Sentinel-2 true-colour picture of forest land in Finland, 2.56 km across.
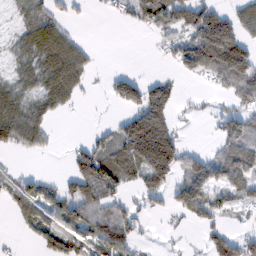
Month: February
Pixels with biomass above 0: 54%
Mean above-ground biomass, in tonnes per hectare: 50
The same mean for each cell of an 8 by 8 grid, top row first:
25 56 8 17 91 78 86 57
33 106 44 0 0 54 139 110
43 70 59 37 37 23 31 103
72 46 7 6 106 31 15 51
66 20 27 62 123 29 6 68
25 13 82 84 51 22 83 61
38 61 81 57 22 46 71 33
6 58 61 94 14 8 36 53
